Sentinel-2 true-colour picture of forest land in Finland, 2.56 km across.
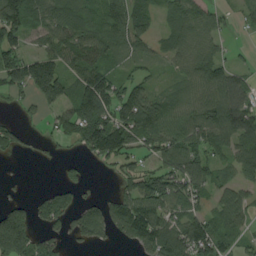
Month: August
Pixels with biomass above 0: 72%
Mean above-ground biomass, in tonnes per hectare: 80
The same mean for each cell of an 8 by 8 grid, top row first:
151 87 86 94 59 62 55 20
90 65 108 72 43 59 56 10
111 213 89 68 44 38 100 43
10 42 136 105 150 76 102 102
50 19 72 172 81 102 94 89
2 0 23 19 106 139 83 51
90 81 62 100 138 80 54 79
252 52 51 37 111 133 130 37
